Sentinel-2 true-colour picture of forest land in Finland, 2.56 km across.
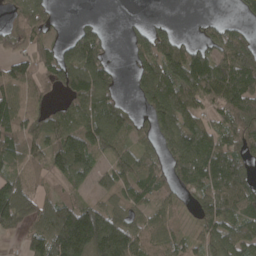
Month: April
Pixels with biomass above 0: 74%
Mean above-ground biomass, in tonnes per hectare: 89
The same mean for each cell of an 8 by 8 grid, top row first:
41 45 9 0 10 5 12 30
55 63 127 23 85 112 89 119
103 76 166 75 107 157 159 150
121 63 111 115 75 154 64 119
95 92 161 95 58 119 118 99
70 44 81 75 95 84 139 100
145 71 91 60 58 40 94 101
19 128 213 212 72 50 75 109
